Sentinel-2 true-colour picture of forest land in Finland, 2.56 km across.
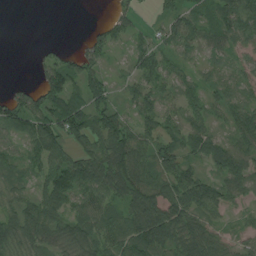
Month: August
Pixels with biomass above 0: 79%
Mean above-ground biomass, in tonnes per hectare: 52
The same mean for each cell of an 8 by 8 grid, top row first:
0 0 0 28 7 42 30 94
0 15 22 47 35 42 36 38
5 69 65 25 50 40 26 40
86 101 93 66 47 38 41 51
37 80 44 90 63 46 63 47
43 70 111 105 71 77 44 60
48 68 54 55 112 104 66 21
67 53 56 67 94 83 60 26
